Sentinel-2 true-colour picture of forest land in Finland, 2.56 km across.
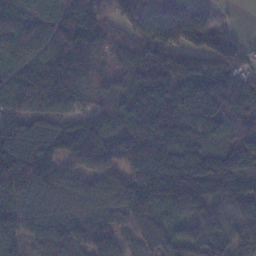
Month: January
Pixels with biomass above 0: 93%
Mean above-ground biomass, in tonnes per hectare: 113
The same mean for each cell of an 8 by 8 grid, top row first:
175 147 173 90 122 149 67 2
142 139 144 97 110 120 99 53
131 191 123 69 117 128 130 86
115 110 81 91 143 133 144 109
152 130 158 108 174 172 122 117
139 110 76 79 139 160 161 128
113 85 72 76 114 76 71 74
92 110 92 81 59 84 97 72
